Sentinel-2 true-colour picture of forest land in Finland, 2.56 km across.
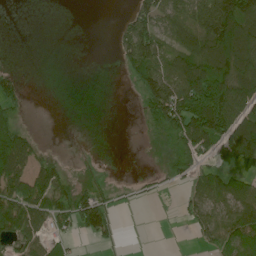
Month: June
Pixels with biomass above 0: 49%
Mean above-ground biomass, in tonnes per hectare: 57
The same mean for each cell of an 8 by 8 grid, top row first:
0 0 0 1 72 83 136 182
0 0 0 11 129 73 121 168
37 0 0 0 87 114 165 141
38 0 0 0 43 134 180 97
119 6 0 0 3 56 108 197
120 86 8 4 8 32 49 49
122 87 96 41 5 9 73 80
62 50 18 25 1 0 40 72
